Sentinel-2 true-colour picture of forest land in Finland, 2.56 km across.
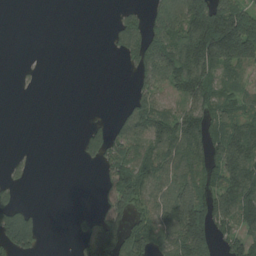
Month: August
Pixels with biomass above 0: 52%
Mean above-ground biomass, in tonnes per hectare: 66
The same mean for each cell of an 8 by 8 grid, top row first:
0 0 0 11 53 131 183 172
0 0 0 27 137 120 179 181
4 0 0 0 69 99 96 45
0 0 0 8 92 57 91 79
1 0 28 84 87 111 97 116
21 0 0 81 102 90 95 113
68 0 3 71 73 112 148 122
132 4 29 119 127 158 131 81
